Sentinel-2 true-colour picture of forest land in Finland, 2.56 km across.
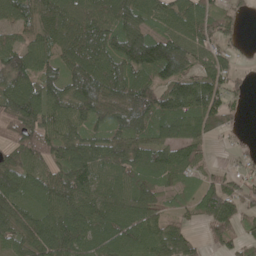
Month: May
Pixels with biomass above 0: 86%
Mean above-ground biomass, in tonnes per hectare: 90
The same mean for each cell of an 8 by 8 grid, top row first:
84 88 88 107 86 90 65 29
90 83 134 102 159 132 65 24
118 89 143 118 88 124 101 30
128 102 99 94 157 121 144 27
67 91 94 95 90 125 60 19
112 77 104 73 69 72 41 39
121 96 104 90 91 37 92 86
84 116 103 90 102 95 49 61
